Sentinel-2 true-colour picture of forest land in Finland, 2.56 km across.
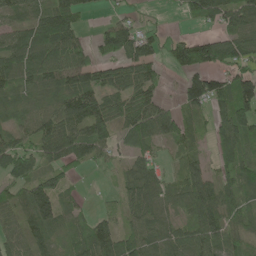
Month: May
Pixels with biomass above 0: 78%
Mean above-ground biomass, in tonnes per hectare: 68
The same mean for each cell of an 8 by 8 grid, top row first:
47 86 63 24 7 9 79 97
87 111 60 71 67 68 105 83
67 69 86 80 93 16 111 87
40 65 98 67 97 56 53 104
71 82 107 67 59 49 34 116
83 66 17 13 78 30 56 88
57 101 27 24 76 41 118 66
62 52 58 76 85 73 79 54
